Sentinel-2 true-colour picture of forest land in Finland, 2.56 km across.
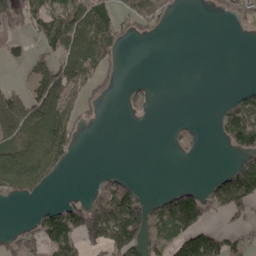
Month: May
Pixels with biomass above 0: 40%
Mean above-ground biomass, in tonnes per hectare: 55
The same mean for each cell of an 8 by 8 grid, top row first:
57 67 83 65 97 16 7 64
20 42 110 68 0 0 0 0
6 88 90 24 11 0 0 1
97 116 52 0 21 0 2 92
82 154 25 0 0 12 2 98
128 61 0 38 2 0 10 133
4 42 112 161 111 164 79 80
49 114 108 124 96 87 118 53
